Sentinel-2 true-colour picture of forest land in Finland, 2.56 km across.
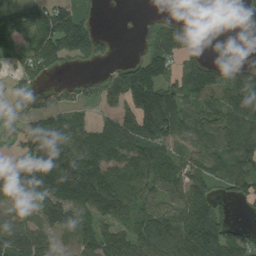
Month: August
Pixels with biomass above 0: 71%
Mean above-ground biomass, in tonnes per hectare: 96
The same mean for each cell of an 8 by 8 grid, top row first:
89 132 90 0 13 24 0 5
68 138 134 31 39 108 11 16
51 26 38 75 157 91 100 91
36 79 46 63 223 182 95 148
51 215 130 123 127 87 124 131
116 244 256 129 115 110 95 111
63 98 112 147 91 99 97 12
144 64 99 102 108 114 137 89
